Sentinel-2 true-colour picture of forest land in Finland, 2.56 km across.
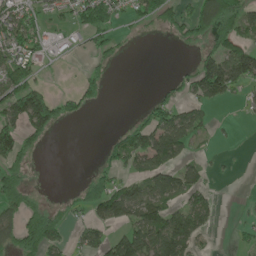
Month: May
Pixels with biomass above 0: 46%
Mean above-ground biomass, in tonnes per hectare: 56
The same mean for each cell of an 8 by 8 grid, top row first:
79 34 68 73 58 67 124 107
76 36 18 46 1 12 53 88
84 14 29 12 0 26 138 109
119 147 35 0 26 63 24 6
116 27 0 29 97 109 8 2
72 0 7 47 59 80 26 2
68 61 41 94 120 62 69 4
66 112 30 58 118 180 18 11
